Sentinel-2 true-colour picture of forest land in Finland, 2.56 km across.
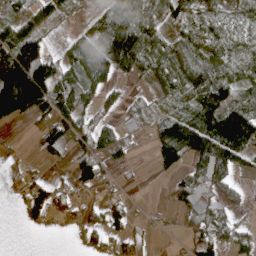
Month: April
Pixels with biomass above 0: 65%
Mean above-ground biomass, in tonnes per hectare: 73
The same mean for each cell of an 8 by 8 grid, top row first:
34 23 10 92 103 67 51 50
129 61 62 179 139 86 84 72
238 162 91 68 27 73 124 80
136 88 79 35 32 52 177 170
7 55 53 96 8 216 202 204
17 17 65 15 1 53 135 44
12 70 50 52 4 39 72 43
0 2 37 54 22 6 77 67
